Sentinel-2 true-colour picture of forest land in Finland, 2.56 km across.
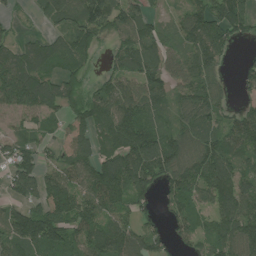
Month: July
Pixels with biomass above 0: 81%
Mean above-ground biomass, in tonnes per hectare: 90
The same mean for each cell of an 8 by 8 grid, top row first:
30 62 122 106 79 34 119 106
72 91 87 53 130 53 118 15
148 100 68 81 120 71 87 45
76 68 100 135 100 63 87 53
83 39 81 110 140 91 88 90
131 77 99 153 118 101 116 91
68 131 112 106 46 56 70 119
115 134 88 142 85 43 56 101
